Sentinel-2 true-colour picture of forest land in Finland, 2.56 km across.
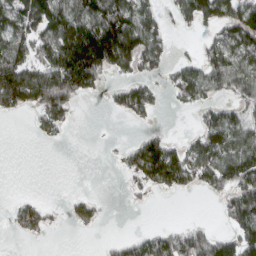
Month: March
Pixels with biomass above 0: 50%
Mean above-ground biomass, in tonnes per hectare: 68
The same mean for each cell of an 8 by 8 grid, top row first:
98 156 141 166 91 41 92 118
105 117 226 194 122 13 50 79
149 148 164 27 57 66 103 83
42 93 7 24 56 6 46 56
0 9 0 4 78 39 105 96
0 0 0 2 83 119 97 116
47 33 47 1 5 0 0 142
11 7 0 14 59 98 109 123
